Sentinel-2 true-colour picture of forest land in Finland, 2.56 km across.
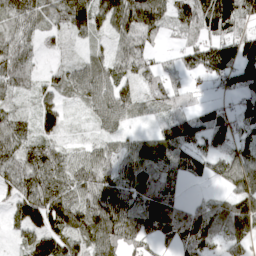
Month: April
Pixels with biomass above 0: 88%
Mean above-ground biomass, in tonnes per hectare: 69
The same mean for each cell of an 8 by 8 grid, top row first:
67 56 86 85 110 63 105 82
61 12 18 37 50 25 85 103
70 32 76 71 66 42 37 91
38 69 16 92 33 83 57 61
73 57 24 41 60 119 61 76
84 90 74 74 100 63 44 75
69 139 90 128 102 92 53 104
28 100 72 102 68 70 76 59
